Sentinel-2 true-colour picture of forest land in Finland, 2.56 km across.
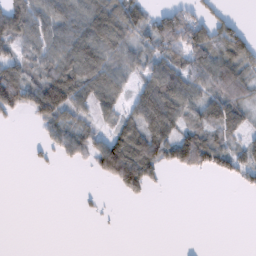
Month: February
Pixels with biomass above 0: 55%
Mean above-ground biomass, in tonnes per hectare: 49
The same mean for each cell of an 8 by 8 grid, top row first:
97 77 84 115 62 61 41 11
41 68 113 83 55 74 102 95
86 82 100 83 59 99 97 79
40 89 41 42 92 93 75 64
0 31 54 87 104 103 93 33
0 2 0 74 92 8 24 43
0 0 4 3 1 0 0 0
0 0 0 0 0 0 0 0
